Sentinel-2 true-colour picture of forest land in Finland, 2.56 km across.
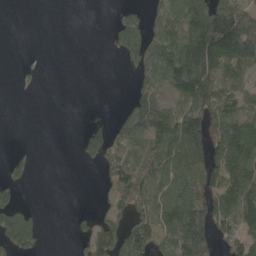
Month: May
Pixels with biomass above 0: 52%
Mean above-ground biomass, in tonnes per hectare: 66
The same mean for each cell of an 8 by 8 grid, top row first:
0 0 0 11 53 131 183 172
0 0 0 27 137 120 179 181
4 0 0 0 69 99 96 45
0 0 0 8 92 57 91 79
1 0 28 84 87 111 97 116
21 0 0 81 102 90 95 113
68 0 3 71 73 112 148 122
132 4 29 119 127 158 131 81
